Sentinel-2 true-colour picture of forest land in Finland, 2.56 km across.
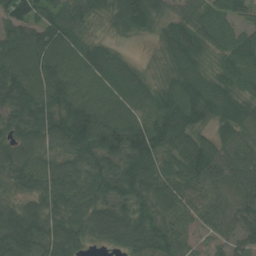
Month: July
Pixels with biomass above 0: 95%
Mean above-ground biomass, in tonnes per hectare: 80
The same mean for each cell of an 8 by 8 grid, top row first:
90 76 72 72 116 59 66 47
87 99 70 38 5 118 70 91
100 90 82 86 49 83 96 87
78 90 119 87 82 120 109 100
61 63 99 98 124 85 66 64
77 83 79 88 113 70 77 70
65 76 92 81 67 52 46 64
129 90 60 68 113 72 23 44
